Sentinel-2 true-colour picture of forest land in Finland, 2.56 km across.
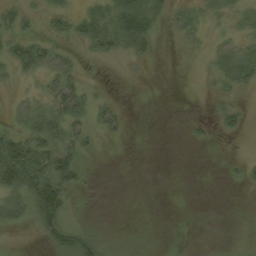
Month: August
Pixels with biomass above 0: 43%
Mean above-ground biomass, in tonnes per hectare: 20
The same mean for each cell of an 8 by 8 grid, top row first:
30 23 27 33 52 20 14 14
33 33 14 26 25 3 13 28
16 33 26 1 2 0 8 31
25 45 44 28 0 0 3 16
68 53 37 3 0 0 6 0
80 72 22 0 0 0 0 7
43 81 5 0 0 0 0 1
0 32 57 15 3 2 0 4
